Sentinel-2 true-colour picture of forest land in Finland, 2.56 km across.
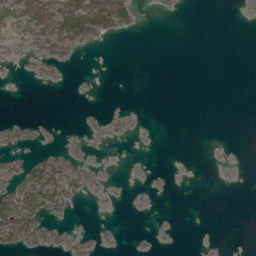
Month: May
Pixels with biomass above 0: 16%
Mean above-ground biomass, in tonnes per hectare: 6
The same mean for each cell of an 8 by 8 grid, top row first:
18 42 46 38 0 1 0 0
12 15 12 1 0 0 0 0
1 5 0 0 0 0 0 0
0 0 0 0 0 0 0 0
4 1 4 1 0 0 0 0
9 22 10 0 0 0 0 0
56 41 1 0 0 0 0 0
26 6 3 1 0 0 0 0
